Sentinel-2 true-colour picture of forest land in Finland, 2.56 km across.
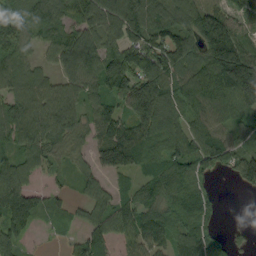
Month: September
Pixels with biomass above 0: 85%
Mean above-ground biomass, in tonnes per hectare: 96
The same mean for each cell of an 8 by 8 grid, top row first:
63 114 86 133 96 107 147 72
65 58 115 95 129 140 143 141
106 63 90 150 161 106 151 224
109 116 74 77 211 94 84 102
89 105 50 165 147 110 114 55
102 33 49 62 61 127 60 83
173 41 32 90 90 101 66 0
73 6 54 69 103 92 88 17
